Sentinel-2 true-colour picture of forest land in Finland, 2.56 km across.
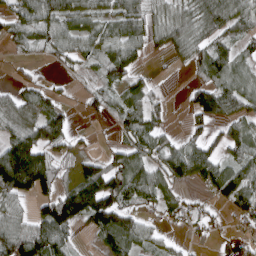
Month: April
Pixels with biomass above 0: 69%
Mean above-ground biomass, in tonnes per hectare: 69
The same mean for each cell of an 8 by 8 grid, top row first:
64 101 76 65 91 64 111 95
31 61 55 69 66 62 78 53
19 19 20 63 28 5 67 69
76 68 14 41 80 4 103 71
132 119 22 24 95 41 74 81
219 107 75 118 78 83 72 82
41 95 156 148 48 61 28 73
102 134 20 91 54 18 17 45
